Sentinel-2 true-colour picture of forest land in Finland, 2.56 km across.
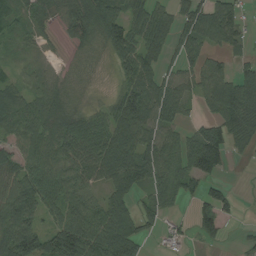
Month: August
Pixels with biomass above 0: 77%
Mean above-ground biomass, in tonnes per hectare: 67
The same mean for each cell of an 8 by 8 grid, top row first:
44 63 109 82 71 61 104 48
25 23 35 77 86 53 50 32
34 48 22 20 97 71 71 67
77 81 42 69 112 74 30 97
53 70 97 110 92 72 116 31
73 81 72 98 90 81 60 1
118 67 82 83 52 24 70 16
143 78 127 108 50 33 27 13
